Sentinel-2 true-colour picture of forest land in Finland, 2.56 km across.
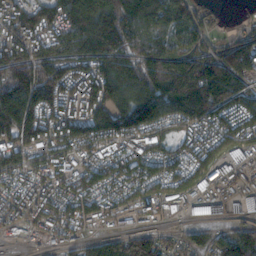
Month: November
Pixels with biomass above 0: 88%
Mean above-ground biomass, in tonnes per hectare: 132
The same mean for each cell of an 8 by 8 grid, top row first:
135 128 189 197 160 110 67 16
150 125 162 167 133 127 93 103
171 164 160 179 158 218 209 125
205 134 176 162 177 147 158 134
154 159 128 129 161 85 104 136
137 154 137 129 134 92 127 130
142 150 133 115 114 97 123 101
52 64 88 104 116 53 69 103
